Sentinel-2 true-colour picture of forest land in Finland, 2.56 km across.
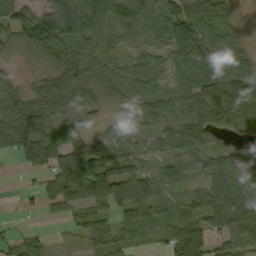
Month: September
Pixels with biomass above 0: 81%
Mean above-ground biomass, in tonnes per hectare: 74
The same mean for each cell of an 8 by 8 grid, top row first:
88 27 107 134 97 129 167 23
28 88 84 67 62 101 98 68
28 55 98 85 99 49 79 105
99 98 66 22 65 64 106 129
115 135 66 59 35 74 60 42
6 71 138 131 64 63 59 79
8 46 80 83 81 45 85 81
33 21 25 58 27 97 70 63
